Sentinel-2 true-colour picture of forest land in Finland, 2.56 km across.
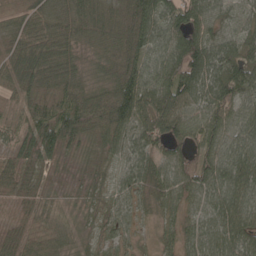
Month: May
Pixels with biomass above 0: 95%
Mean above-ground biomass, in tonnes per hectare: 61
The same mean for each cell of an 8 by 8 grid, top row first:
40 54 60 56 97 77 71 35
51 77 34 46 78 86 97 63
53 70 40 53 86 90 95 85
29 71 93 100 93 87 73 62
50 71 35 57 65 71 70 70
65 20 12 28 79 81 95 93
29 18 17 42 38 51 73 94
55 34 13 35 20 45 77 83
